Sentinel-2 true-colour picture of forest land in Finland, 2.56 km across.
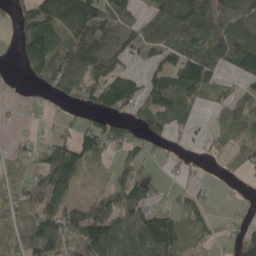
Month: May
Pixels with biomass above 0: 68%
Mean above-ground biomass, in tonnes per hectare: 86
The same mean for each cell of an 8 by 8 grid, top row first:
63 144 213 134 55 173 170 129
51 118 154 121 84 119 139 203
8 111 149 135 78 119 112 65
8 14 42 109 91 84 18 55
30 72 137 70 61 12 29 47
67 142 50 38 56 19 9 21
87 114 72 78 102 61 45 8
77 160 125 106 123 102 40 84
